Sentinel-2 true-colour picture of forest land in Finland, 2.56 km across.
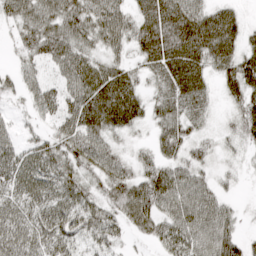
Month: April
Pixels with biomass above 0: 89%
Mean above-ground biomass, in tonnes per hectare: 55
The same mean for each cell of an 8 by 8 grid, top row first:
59 74 77 77 60 85 68 32
27 68 61 48 61 84 80 51
31 37 72 75 32 67 37 71
16 43 78 90 43 50 29 46
38 50 76 40 18 72 29 26
70 62 53 67 66 64 30 15
56 64 69 53 88 67 69 14
68 62 44 38 26 71 74 54
